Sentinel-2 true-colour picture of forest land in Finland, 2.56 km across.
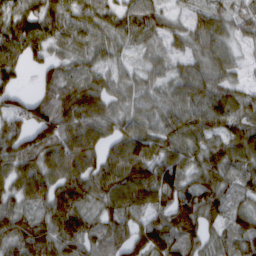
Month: March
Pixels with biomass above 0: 91%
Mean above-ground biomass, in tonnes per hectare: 82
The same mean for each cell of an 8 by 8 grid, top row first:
85 91 75 55 85 27 65 54
87 71 57 50 40 36 77 35
47 57 64 57 54 71 89 43
76 104 133 74 64 85 110 84
94 111 133 74 113 89 80 130
85 100 124 109 118 109 92 92
61 78 97 77 85 129 105 49
89 99 87 66 109 103 66 84
